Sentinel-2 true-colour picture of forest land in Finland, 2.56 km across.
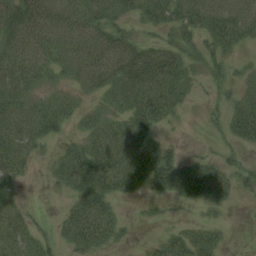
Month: August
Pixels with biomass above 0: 67%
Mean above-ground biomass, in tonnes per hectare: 24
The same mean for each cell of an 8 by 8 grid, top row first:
37 31 29 22 20 25 30 34
31 27 27 31 28 23 19 14
35 15 16 28 41 33 12 12
34 35 16 17 45 15 9 27
43 12 21 42 41 7 5 16
28 8 44 50 41 50 44 21
23 2 31 21 4 5 13 2
38 18 32 17 7 29 26 0
